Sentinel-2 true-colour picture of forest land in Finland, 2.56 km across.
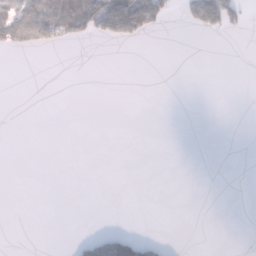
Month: January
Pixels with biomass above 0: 11%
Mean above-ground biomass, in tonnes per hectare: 17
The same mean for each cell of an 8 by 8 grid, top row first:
126 126 131 162 146 17 117 39
49 36 3 2 2 0 0 0
0 0 0 0 0 0 0 0
0 0 0 0 0 0 0 0
0 0 0 0 0 0 0 0
0 0 0 0 0 0 0 0
0 0 0 0 0 0 0 0
0 0 17 75 32 0 0 0
